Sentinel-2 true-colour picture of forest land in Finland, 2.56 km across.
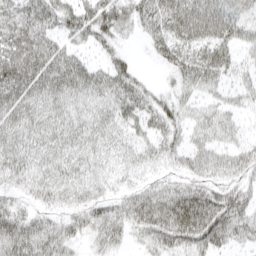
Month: April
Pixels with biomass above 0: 82%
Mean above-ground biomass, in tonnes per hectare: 44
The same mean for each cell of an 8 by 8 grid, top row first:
51 50 56 62 53 78 77 63
68 56 26 32 10 56 61 45
71 63 52 60 23 26 50 26
46 36 31 42 50 38 29 25
45 35 36 30 29 34 34 32
39 31 32 23 18 29 41 36
31 29 34 40 63 84 86 54
73 55 18 34 27 55 61 33
